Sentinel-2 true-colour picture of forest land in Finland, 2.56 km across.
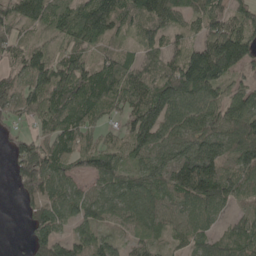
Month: May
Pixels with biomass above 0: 88%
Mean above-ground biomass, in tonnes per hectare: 79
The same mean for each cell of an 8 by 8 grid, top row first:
78 78 97 110 88 74 89 59
53 46 66 37 52 42 148 138
44 99 124 97 77 120 131 46
51 89 86 34 130 101 94 119
50 85 85 53 99 87 99 122
74 123 62 82 68 105 151 73
10 98 75 74 96 63 74 38
1 79 61 47 74 36 63 80
